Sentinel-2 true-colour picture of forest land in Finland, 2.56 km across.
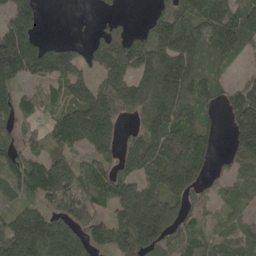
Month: May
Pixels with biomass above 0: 77%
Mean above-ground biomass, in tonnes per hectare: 118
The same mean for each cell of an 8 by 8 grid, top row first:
121 7 2 29 17 120 128 127
196 86 48 143 166 190 100 88
103 102 141 179 171 217 87 33
98 56 209 155 149 180 51 158
79 85 135 137 205 213 97 135
130 190 98 100 160 213 49 57
81 80 124 100 263 86 38 45
241 166 90 154 166 62 73 68
